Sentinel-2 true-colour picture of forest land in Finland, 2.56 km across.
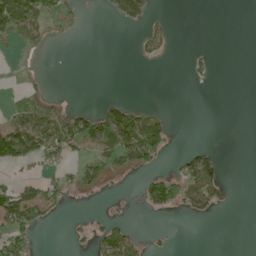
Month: May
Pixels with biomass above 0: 25%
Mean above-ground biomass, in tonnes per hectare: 24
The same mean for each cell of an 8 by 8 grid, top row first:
122 50 17 17 36 1 0 0
15 6 0 0 23 3 2 0
2 5 0 0 0 0 9 0
38 39 30 54 30 1 0 0
107 75 43 62 113 4 9 0
14 19 28 21 25 42 87 6
94 49 1 3 22 40 42 1
59 0 8 65 16 2 0 0
